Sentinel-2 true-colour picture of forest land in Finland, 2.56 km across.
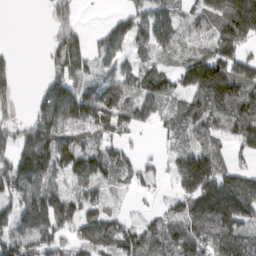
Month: March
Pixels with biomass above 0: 78%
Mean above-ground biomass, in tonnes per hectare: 77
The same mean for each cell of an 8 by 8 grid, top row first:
0 34 32 21 71 68 105 187
6 33 77 66 57 63 60 90
33 57 65 65 84 55 172 115
28 119 132 112 61 59 114 122
100 132 76 58 8 41 53 63
147 107 96 75 42 75 158 79
82 120 79 30 10 46 121 118
95 82 68 87 86 83 88 80
